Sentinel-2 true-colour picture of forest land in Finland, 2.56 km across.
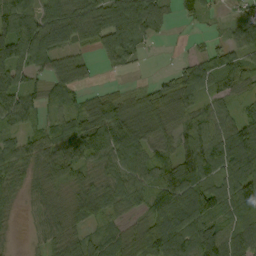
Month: September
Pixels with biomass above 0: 86%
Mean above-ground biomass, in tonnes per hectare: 71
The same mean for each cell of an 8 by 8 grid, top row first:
106 90 87 107 126 25 23 46
125 91 43 84 28 2 26 78
71 55 45 6 11 58 78 60
98 41 70 98 93 70 54 42
56 67 97 122 82 64 104 117
58 77 60 67 69 105 79 98
28 61 74 59 53 111 107 99
8 54 66 51 108 118 130 84
